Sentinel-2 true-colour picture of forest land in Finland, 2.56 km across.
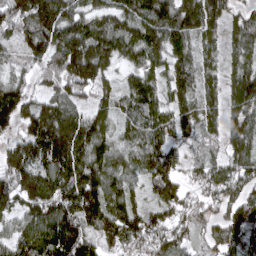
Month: April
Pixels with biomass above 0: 91%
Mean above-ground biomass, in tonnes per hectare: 114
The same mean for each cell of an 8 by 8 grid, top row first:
122 177 96 124 146 159 153 63
59 118 163 125 147 122 72 74
61 69 166 61 116 116 78 128
141 131 81 100 130 104 90 124
87 215 176 86 90 76 48 113
166 157 167 117 80 90 95 119
102 156 179 130 76 104 68 126
106 163 156 88 116 88 59 93
